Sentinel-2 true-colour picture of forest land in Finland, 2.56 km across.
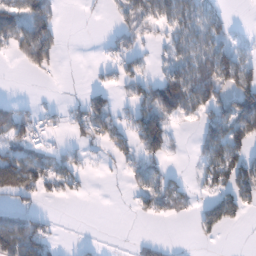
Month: January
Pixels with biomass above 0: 46%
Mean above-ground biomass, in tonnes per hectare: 45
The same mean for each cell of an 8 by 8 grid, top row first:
68 86 2 13 65 67 42 0
54 107 0 18 23 45 68 34
0 7 0 23 48 79 105 113
47 15 36 61 62 62 68 118
57 20 30 48 68 15 79 84
130 73 32 5 50 20 49 104
41 7 0 0 30 31 51 71
128 59 7 0 15 2 12 0
